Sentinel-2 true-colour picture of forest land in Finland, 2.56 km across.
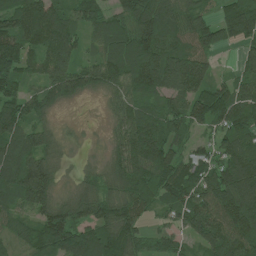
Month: July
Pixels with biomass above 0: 88%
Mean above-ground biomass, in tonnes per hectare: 105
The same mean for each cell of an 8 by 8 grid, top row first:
128 122 85 82 152 101 63 175
155 114 64 118 155 111 99 62
101 93 99 99 152 149 97 67
133 62 2 42 102 107 147 140
126 70 14 44 164 73 49 106
140 116 37 80 120 140 115 171
91 114 104 115 89 87 135 198
63 140 145 130 62 52 108 137
